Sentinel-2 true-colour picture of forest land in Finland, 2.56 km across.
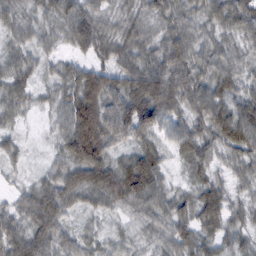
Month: February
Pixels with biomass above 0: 97%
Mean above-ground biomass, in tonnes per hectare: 58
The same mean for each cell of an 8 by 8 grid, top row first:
42 44 80 40 43 53 48 67
40 36 47 60 58 74 54 41
52 29 83 72 84 73 63 48
44 30 123 92 120 59 80 67
30 17 130 76 50 52 58 85
17 42 78 88 118 18 45 38
41 84 38 48 61 61 71 38
65 70 43 29 35 64 47 42
